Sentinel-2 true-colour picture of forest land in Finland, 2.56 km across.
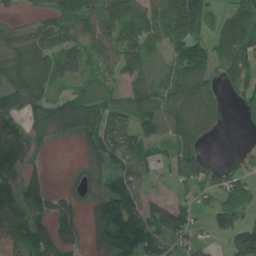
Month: June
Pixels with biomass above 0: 75%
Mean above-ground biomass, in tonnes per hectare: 95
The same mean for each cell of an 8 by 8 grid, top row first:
28 72 134 144 109 187 83 102
123 116 119 114 122 105 91 126
119 135 82 53 134 129 109 113
77 118 147 114 136 137 103 38
111 42 39 114 84 103 37 11
72 29 30 85 59 68 103 62
100 78 41 188 108 100 46 77
74 94 43 195 158 66 24 143
